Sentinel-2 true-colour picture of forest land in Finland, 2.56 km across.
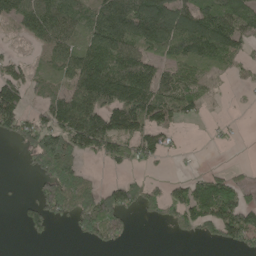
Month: May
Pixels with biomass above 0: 59%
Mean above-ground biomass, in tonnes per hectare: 83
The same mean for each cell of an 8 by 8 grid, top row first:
99 149 107 145 162 135 104 155
5 80 107 161 109 116 142 66
79 71 156 199 164 89 36 15
105 78 186 135 144 101 12 1
38 133 120 119 82 12 4 3
1 136 115 11 28 12 46 23
13 118 138 145 65 82 118 103
0 18 30 52 0 17 35 74
